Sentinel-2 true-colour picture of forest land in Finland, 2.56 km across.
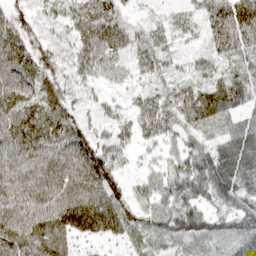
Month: March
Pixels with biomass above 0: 93%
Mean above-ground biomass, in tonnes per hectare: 56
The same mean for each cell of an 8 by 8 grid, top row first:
42 32 51 44 15 20 62 104
73 31 54 65 59 32 44 85
68 46 37 35 36 40 40 69
65 74 40 33 54 52 57 47
75 74 78 44 28 38 37 46
66 75 82 66 29 53 92 60
77 77 95 80 40 70 48 74
75 72 39 33 38 54 60 69
